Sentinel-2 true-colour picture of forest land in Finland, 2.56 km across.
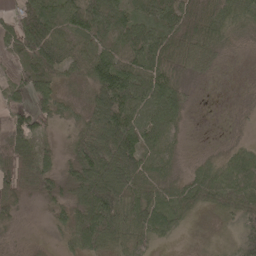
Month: May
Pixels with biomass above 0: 84%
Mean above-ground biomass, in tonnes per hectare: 59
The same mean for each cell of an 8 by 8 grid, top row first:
50 87 85 98 57 74 77 66
46 122 64 60 82 76 59 11
36 67 35 114 85 51 13 5
65 41 26 122 71 61 2 6
116 17 61 120 69 33 5 22
92 72 76 122 80 33 55 70
42 20 74 112 79 64 39 80
7 3 79 79 54 16 9 84
